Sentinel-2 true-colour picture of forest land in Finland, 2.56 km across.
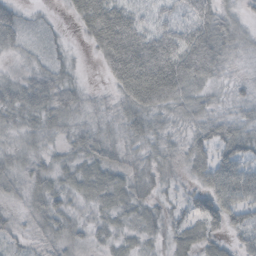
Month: October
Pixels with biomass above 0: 86%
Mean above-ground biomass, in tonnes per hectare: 41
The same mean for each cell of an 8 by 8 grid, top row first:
38 8 46 80 33 41 59 24
27 20 5 88 85 75 75 35
32 41 12 45 108 82 39 13
37 54 32 30 64 28 34 27
21 22 42 46 41 22 50 52
35 39 43 49 33 17 64 85
18 43 21 40 33 22 61 58
24 28 29 27 22 43 45 25
